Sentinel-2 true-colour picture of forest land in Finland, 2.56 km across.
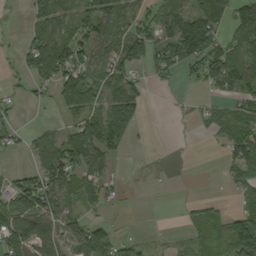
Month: September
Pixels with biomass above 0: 61%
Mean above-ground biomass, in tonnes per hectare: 55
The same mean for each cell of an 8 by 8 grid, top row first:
4 68 68 73 56 78 152 105
19 102 73 69 87 96 93 82
11 55 107 67 26 18 76 96
18 7 70 98 31 6 33 53
24 59 83 79 2 2 4 101
47 97 79 29 7 1 1 53
89 107 45 8 0 3 34 30
90 65 100 65 22 15 66 131
